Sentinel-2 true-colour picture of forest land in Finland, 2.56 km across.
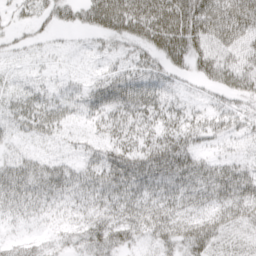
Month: April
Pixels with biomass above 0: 86%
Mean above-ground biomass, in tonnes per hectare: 42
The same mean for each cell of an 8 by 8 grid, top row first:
17 30 40 85 89 90 84 82
15 9 8 20 40 68 59 52
14 17 16 47 50 22 39 51
35 44 34 49 50 33 26 28
17 14 18 40 39 52 21 15
53 53 45 61 65 64 53 57
38 37 36 47 53 45 42 59
23 24 34 50 29 50 63 28
